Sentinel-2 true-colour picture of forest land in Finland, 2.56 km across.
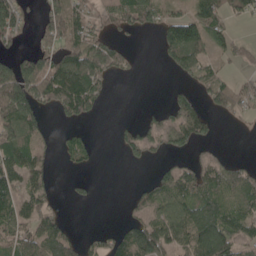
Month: May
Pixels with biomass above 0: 55%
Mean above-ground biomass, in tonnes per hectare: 50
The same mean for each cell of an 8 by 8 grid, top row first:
74 46 53 36 52 52 80 39
23 53 78 53 1 86 54 30
111 110 130 26 1 9 48 25
95 37 76 1 12 55 40 40
82 17 37 7 53 41 21 0
75 43 12 0 5 75 63 49
72 44 5 0 48 78 101 69
61 92 35 43 107 66 116 63
